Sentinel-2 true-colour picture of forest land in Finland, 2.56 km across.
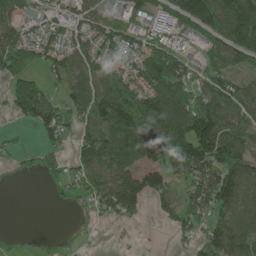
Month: May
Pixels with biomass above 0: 68%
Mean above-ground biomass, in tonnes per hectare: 86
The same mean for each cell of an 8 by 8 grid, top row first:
84 47 90 99 62 84 168 167
131 79 83 95 103 63 59 135
69 37 89 115 113 128 89 62
41 103 87 159 165 138 156 98
16 41 83 133 99 148 204 121
9 54 75 123 124 83 134 139
0 8 23 99 56 85 100 103
4 4 8 3 1 21 72 109
